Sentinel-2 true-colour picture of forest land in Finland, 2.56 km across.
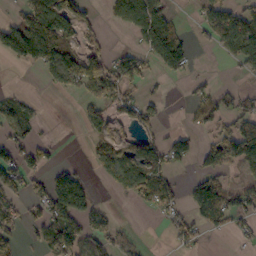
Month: October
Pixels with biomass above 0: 47%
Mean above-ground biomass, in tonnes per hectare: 59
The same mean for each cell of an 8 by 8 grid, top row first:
31 136 76 38 117 26 72 77
108 144 63 20 63 126 21 112
0 39 122 106 50 17 20 16
47 1 22 48 50 1 64 80
59 25 1 85 62 63 53 141
69 59 39 73 129 31 85 29
49 83 89 9 32 55 107 76
33 76 77 58 4 47 14 21
